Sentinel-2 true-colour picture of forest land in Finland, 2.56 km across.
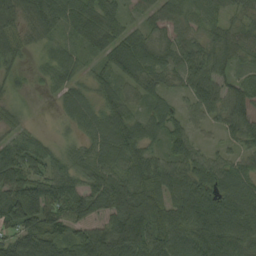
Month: August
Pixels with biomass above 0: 91%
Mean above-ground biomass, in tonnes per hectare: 75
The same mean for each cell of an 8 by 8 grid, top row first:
87 93 78 69 41 58 52 38
66 37 42 76 75 65 69 69
28 33 42 60 63 39 82 60
32 3 77 80 45 43 55 83
72 34 47 103 74 66 22 55
98 88 66 83 98 78 86 76
147 130 109 109 134 91 109 95
114 132 71 132 119 104 114 83
